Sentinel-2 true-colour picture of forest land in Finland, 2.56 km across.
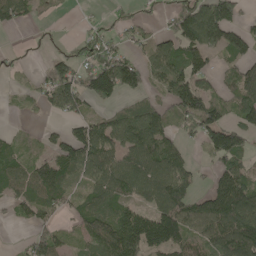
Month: May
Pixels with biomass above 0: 67%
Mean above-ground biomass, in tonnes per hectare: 79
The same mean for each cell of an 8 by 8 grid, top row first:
75 13 5 13 18 92 171 51
4 4 43 65 41 110 122 92
13 72 86 154 67 110 62 96
13 33 52 46 80 76 104 90
38 33 137 108 153 61 81 83
83 114 67 112 119 117 27 97
45 57 60 92 67 148 124 177
6 73 40 150 146 112 90 169
